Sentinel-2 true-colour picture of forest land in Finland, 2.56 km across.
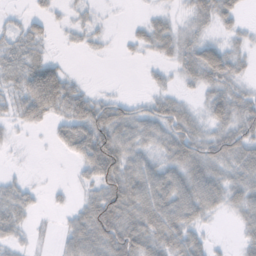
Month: November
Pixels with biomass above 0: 70%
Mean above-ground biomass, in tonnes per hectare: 36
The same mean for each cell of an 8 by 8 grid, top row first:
8 19 13 3 8 13 36 23
33 11 9 4 18 31 47 18
29 96 11 0 4 14 46 27
30 51 64 53 33 44 32 50
5 5 65 88 43 60 51 62
9 1 17 72 65 57 63 45
42 6 27 87 75 81 46 35
20 3 55 87 68 59 19 16
